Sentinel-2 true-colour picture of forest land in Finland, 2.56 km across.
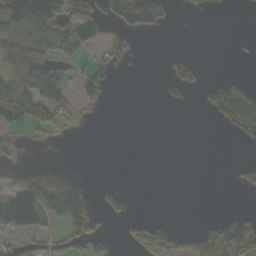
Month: October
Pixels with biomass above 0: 32%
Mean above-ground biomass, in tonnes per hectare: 34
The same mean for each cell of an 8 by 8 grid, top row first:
117 124 84 55 96 4 2 0
57 39 31 26 1 4 0 2
90 88 38 22 0 72 15 21
61 77 18 0 0 1 15 110
17 10 0 0 0 0 0 6
36 53 17 0 0 0 0 22
171 67 60 36 0 0 0 2
27 46 61 22 50 50 42 85
